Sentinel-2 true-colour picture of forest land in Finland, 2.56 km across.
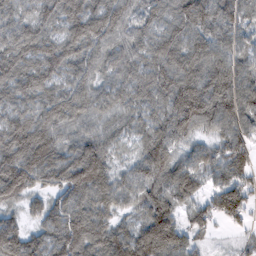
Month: February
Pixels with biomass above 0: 95%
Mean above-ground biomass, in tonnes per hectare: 94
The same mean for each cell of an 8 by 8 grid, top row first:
70 76 121 106 64 89 104 88
95 90 98 73 74 96 94 65
106 89 84 66 86 126 127 102
84 103 90 71 77 146 126 109
130 119 97 61 82 79 57 80
179 99 182 101 95 107 66 73
53 72 107 78 84 76 60 105
130 102 147 124 147 114 21 16
